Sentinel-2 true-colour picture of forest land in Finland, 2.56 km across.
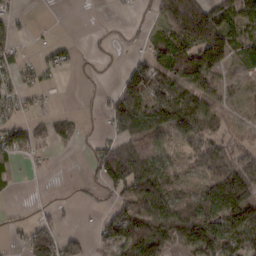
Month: February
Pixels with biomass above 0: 60%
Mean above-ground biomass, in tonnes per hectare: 59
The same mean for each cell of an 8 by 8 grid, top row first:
20 2 8 6 4 62 57 60
31 21 8 12 22 94 163 33
32 13 5 7 108 98 70 8
32 13 10 59 98 155 98 13
67 25 12 61 105 59 125 29
28 4 7 108 138 32 81 172
6 17 6 51 121 77 107 159
18 110 38 74 161 117 116 106
